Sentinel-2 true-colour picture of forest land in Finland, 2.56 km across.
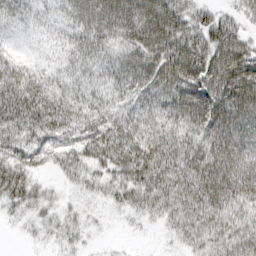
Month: March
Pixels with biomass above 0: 90%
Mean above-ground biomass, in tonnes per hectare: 58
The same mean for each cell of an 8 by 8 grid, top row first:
52 39 64 81 80 72 47 40
18 23 63 56 79 87 83 72
65 47 55 60 79 85 90 96
92 83 64 55 60 71 91 85
62 54 63 83 85 75 70 82
69 19 40 58 83 81 84 84
37 26 17 24 56 62 68 51
3 17 19 4 4 23 45 57
